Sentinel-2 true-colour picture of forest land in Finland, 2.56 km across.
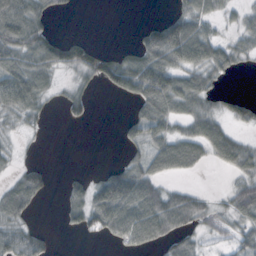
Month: October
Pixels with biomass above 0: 58%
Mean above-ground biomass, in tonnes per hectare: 41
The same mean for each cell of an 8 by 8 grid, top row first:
78 36 1 0 1 49 52 26
80 70 45 9 53 118 68 37
84 43 24 61 112 61 43 3
52 15 25 0 45 42 41 30
10 1 0 1 57 70 66 42
26 25 12 56 69 28 2 39
61 2 48 114 91 73 25 62
57 18 6 30 59 44 16 42
